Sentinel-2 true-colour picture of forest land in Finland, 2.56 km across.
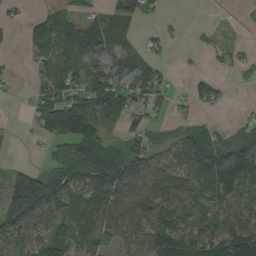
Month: August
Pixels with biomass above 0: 65%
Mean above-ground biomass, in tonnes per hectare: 65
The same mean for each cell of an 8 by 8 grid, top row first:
11 57 36 76 51 3 1 7
3 61 88 146 57 5 16 10
6 70 87 129 109 9 34 12
1 141 138 105 55 23 14 3
2 40 124 47 61 58 63 78
73 102 109 143 79 74 122 113
113 96 56 93 36 67 38 76
71 77 85 56 78 113 109 156
